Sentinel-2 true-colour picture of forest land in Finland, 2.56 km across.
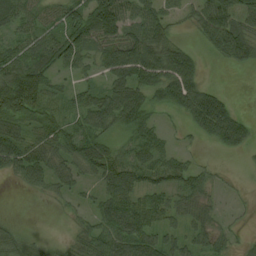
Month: August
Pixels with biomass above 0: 78%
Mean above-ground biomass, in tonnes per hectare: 56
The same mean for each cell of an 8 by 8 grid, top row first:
64 60 81 122 58 31 81 73
44 63 67 74 98 69 37 93
106 65 31 66 96 121 15 0
103 54 48 82 66 50 135 27
72 65 68 41 47 19 23 56
36 51 42 74 52 58 29 9
1 5 23 74 70 46 33 7
52 11 37 83 83 47 46 18
